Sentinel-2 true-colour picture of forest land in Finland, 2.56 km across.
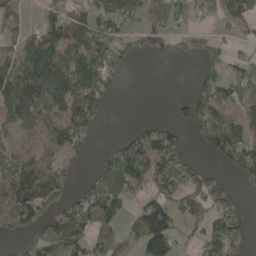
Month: May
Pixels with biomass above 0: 61%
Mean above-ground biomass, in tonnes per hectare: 68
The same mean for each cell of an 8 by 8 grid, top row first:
51 48 74 97 55 58 23 72
74 129 106 77 41 37 34 15
105 116 109 51 0 0 61 100
98 72 114 11 0 24 88 52
33 58 54 27 120 81 66 98
104 83 19 91 97 102 55 49
132 66 75 82 86 80 73 37
23 108 92 58 109 69 96 52
